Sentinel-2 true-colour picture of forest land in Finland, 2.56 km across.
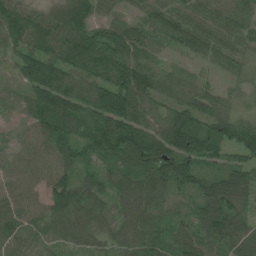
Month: June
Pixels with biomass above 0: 95%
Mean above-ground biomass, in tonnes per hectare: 89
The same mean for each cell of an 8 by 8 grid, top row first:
105 68 106 48 64 65 66 74
85 110 131 140 84 47 78 66
41 171 121 144 102 70 32 41
25 126 105 177 84 92 87 39
31 91 108 131 150 133 107 119
49 60 66 77 119 131 73 102
69 79 109 59 116 47 110 82
74 54 57 53 122 98 107 91
